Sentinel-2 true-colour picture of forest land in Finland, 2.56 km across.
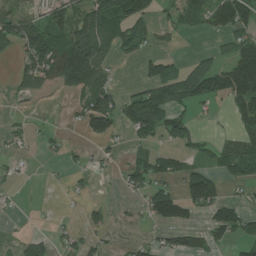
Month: July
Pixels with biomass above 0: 47%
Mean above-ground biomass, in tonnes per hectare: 52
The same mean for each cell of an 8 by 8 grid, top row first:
77 63 80 125 75 35 70 86
67 126 175 71 50 11 12 79
38 76 137 41 54 103 100 129
8 5 54 95 147 60 9 64
11 15 11 24 36 45 27 60
13 2 13 8 79 55 75 55
3 0 10 13 31 93 69 47
12 30 34 8 18 54 42 37
